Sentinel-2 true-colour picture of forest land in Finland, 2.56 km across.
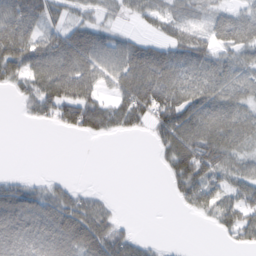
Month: February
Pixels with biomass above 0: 66%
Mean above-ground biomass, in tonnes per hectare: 53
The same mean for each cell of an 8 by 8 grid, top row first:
77 50 25 22 36 39 34 63
90 79 95 64 67 74 64 79
46 103 96 52 120 85 76 62
5 53 101 67 86 97 94 76
0 0 0 1 2 82 108 60
12 9 0 0 0 55 74 54
80 66 62 17 0 8 50 92
79 80 78 76 18 0 0 47
